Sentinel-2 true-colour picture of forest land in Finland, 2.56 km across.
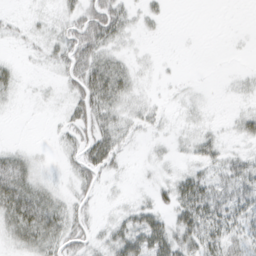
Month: March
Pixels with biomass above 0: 51%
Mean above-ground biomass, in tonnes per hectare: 17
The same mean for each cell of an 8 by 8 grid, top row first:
3 8 33 45 11 0 0 0
4 14 48 21 2 0 0 1
11 2 36 49 5 3 1 6
1 1 26 27 15 4 3 9
4 2 25 35 4 7 18 7
45 4 20 9 2 15 21 35
47 35 13 4 18 31 39 29
20 32 20 24 43 37 34 30
